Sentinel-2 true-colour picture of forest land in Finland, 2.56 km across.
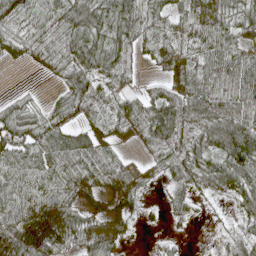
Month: May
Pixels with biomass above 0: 84%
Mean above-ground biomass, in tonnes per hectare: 56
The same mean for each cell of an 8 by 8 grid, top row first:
71 61 86 86 72 48 55 58
34 60 89 90 38 41 59 50
1 11 82 63 16 47 59 67
64 43 55 54 70 96 77 68
80 83 80 46 43 68 73 119
63 60 50 52 31 49 71 87
62 64 43 33 21 27 8 41
88 68 54 56 4 11 7 50
